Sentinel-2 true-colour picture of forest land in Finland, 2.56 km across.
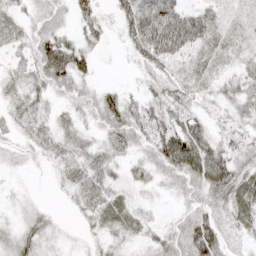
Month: April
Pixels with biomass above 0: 84%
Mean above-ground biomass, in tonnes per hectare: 34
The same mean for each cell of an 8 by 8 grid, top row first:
22 39 31 15 90 77 42 23
23 67 37 5 75 84 46 30
28 55 41 4 15 34 31 34
29 20 26 62 40 41 20 28
14 36 29 33 31 97 48 30
5 4 39 28 20 41 68 46
10 11 23 43 16 13 38 41
33 18 8 19 20 36 70 15
